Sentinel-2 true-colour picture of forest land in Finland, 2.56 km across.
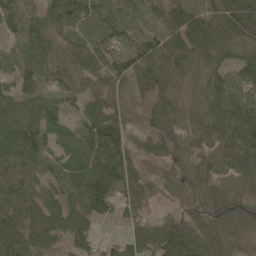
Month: May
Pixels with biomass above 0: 94%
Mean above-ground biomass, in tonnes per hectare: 70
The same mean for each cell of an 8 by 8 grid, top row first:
80 60 70 64 31 92 96 117
56 73 67 87 82 81 102 66
71 59 66 73 69 67 67 46
69 62 57 93 58 75 72 75
104 57 73 105 40 54 75 99
79 64 73 106 54 43 69 65
83 91 47 60 48 39 76 69
81 67 47 22 67 100 73 44
